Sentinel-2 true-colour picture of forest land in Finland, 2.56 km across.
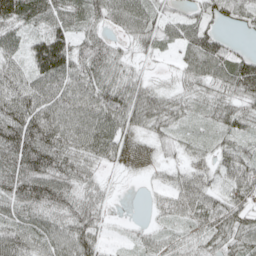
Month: May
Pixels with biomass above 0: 88%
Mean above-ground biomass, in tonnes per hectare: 61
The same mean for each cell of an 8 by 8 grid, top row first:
100 79 59 60 63 36 46 41
45 151 55 37 29 34 77 18
68 118 81 58 32 23 64 100
103 113 90 85 73 47 36 62
116 101 73 79 44 27 27 47
101 103 61 11 19 31 44 84
63 73 65 13 5 52 73 73
77 65 81 13 32 43 64 65
